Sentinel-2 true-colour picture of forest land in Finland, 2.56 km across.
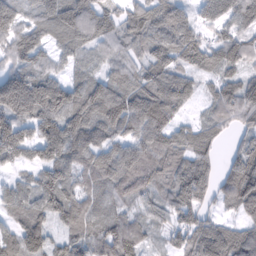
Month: February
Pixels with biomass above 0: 91%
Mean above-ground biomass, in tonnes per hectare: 81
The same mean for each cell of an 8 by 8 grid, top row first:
97 112 116 58 91 75 66 91
82 68 75 55 67 88 66 81
131 101 69 75 71 88 36 64
123 119 115 112 112 63 37 73
130 140 115 75 88 80 70 46
37 81 72 86 82 84 71 120
80 97 82 65 52 75 40 76
75 62 64 88 47 37 103 87
